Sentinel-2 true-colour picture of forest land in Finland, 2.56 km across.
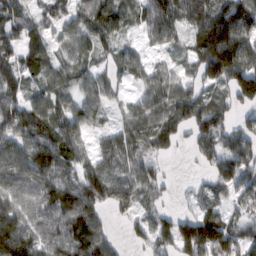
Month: February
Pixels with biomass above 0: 84%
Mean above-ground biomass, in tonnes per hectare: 81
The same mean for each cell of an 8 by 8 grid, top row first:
62 57 72 102 66 95 108 163
71 60 57 49 34 33 123 144
75 68 56 44 53 44 80 134
102 107 78 28 71 89 78 52
97 116 64 60 68 53 65 93
105 125 89 87 65 9 47 90
87 111 144 58 48 27 62 53
135 102 135 57 60 132 167 109
